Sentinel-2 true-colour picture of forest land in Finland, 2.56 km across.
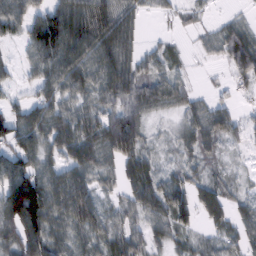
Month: February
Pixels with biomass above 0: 82%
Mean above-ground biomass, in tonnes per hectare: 57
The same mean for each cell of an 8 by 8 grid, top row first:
76 85 83 89 23 16 11 13
19 103 89 87 27 10 23 81
24 72 70 74 56 40 4 37
55 76 57 71 54 30 58 19
79 60 94 89 52 28 42 24
111 71 72 34 72 38 31 13
157 115 96 26 70 88 56 36
93 99 48 62 51 36 29 47
